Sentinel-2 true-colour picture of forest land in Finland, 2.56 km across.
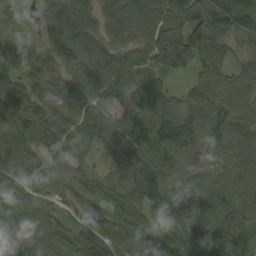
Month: September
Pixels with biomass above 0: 95%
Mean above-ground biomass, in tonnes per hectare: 89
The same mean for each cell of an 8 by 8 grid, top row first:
50 66 99 95 108 107 142 147
51 67 107 74 95 121 125 45
109 86 69 109 61 20 102 84
114 88 92 64 102 85 95 95
76 102 82 82 121 116 87 97
118 79 63 60 123 78 73 91
105 78 53 118 89 39 75 103
62 101 95 105 89 37 97 119
